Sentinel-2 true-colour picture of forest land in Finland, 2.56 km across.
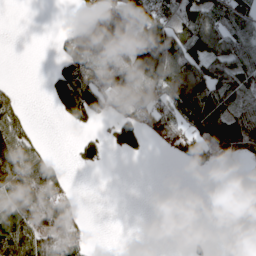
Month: April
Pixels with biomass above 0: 50%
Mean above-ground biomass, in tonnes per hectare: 66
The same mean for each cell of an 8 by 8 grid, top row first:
0 0 16 113 96 67 92 81
0 1 159 104 210 158 109 84
3 24 126 64 140 177 119 74
62 5 106 66 98 132 160 74
119 11 38 47 50 76 112 116
158 146 0 0 0 0 9 7
113 136 27 0 0 0 0 29
129 97 64 0 0 0 14 15
